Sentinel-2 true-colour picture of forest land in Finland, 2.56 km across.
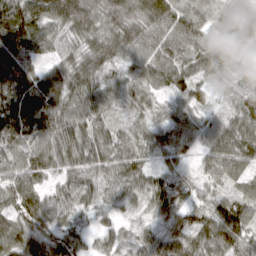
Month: March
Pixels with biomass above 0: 96%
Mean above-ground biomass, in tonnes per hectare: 73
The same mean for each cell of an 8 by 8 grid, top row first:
116 84 88 75 84 88 62 75
119 52 57 76 74 74 58 67
124 110 86 59 60 76 48 43
116 100 86 45 46 53 43 81
80 80 94 82 61 65 63 109
84 64 78 69 70 51 54 68
78 86 58 39 41 58 60 92
91 80 46 48 51 66 80 82
